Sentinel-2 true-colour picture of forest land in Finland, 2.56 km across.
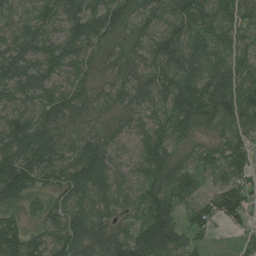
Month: July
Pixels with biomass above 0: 95%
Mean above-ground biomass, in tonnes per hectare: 94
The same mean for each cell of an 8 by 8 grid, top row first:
70 76 121 106 64 89 104 88
95 90 98 73 74 96 94 65
106 89 84 66 86 126 127 102
84 103 90 71 77 146 126 109
130 119 97 61 82 79 57 80
179 99 182 101 95 107 66 73
53 72 107 78 84 76 60 105
130 102 147 124 147 114 21 16
